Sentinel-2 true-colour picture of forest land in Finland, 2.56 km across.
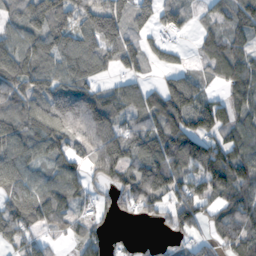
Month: November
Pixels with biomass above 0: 77%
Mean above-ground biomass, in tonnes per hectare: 82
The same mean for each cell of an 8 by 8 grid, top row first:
57 111 80 139 52 66 32 80
93 80 98 88 62 29 42 63
112 107 102 36 41 76 30 100
91 120 144 101 107 143 115 78
101 88 64 119 110 148 106 85
100 62 67 74 146 117 142 106
94 102 40 30 63 100 67 107
64 25 41 31 14 36 40 86
